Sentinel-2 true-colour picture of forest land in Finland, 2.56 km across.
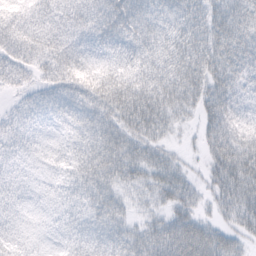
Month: February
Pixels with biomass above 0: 93%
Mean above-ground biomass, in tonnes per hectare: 53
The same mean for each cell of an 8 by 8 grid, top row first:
44 44 57 66 55 53 62 71
61 56 44 43 50 63 62 68
38 47 56 60 64 74 66 55
30 48 60 66 96 50 57 41
39 36 49 70 55 14 51 81
34 31 55 62 46 52 39 110
37 33 45 59 20 53 23 75
34 25 40 54 60 89 73 34
